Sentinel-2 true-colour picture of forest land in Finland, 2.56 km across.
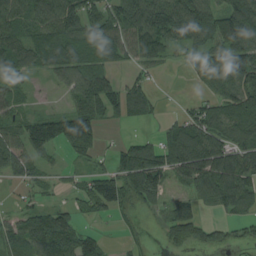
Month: August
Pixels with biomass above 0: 74%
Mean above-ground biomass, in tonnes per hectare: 78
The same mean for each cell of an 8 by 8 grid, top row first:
97 96 122 86 136 120 108 143
103 129 86 89 112 58 87 130
53 28 89 49 36 1 66 109
50 46 118 49 58 19 83 103
109 135 129 15 70 114 118 99
65 35 36 80 166 70 114 112
30 59 44 57 37 62 28 64
91 141 100 9 12 43 47 29
